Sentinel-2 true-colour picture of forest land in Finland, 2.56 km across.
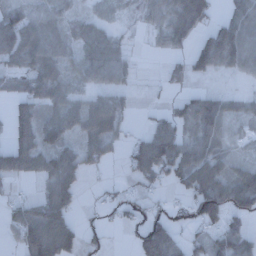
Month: December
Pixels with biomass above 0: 67%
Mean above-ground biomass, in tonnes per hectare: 52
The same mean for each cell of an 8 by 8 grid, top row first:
57 43 26 19 31 77 68 58
99 60 50 57 5 32 81 82
32 73 47 50 3 23 18 17
45 49 63 72 4 38 87 30
67 70 53 45 74 91 67 10
67 71 52 7 62 62 91 63
54 84 21 26 38 24 110 73
34 116 48 7 87 47 60 59
